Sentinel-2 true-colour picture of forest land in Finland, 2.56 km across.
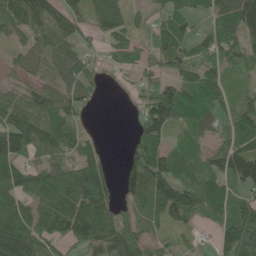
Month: June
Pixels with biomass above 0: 80%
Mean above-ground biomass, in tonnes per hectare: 76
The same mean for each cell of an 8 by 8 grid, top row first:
100 81 51 92 19 57 53 139
37 70 60 59 35 88 81 87
30 41 77 9 36 70 97 27
102 93 49 0 89 127 98 82
134 82 58 1 126 48 43 80
107 95 110 31 154 107 79 127
82 100 117 61 67 115 68 82
136 74 72 94 60 31 14 154
